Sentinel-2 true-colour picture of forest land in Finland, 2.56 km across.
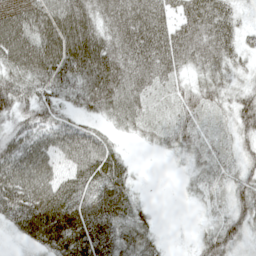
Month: May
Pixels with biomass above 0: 89%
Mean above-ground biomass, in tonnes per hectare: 57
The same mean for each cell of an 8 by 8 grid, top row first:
87 74 79 59 74 56 77 30
100 86 109 67 82 75 62 43
61 74 74 82 54 35 43 26
62 47 38 57 42 33 35 63
64 68 81 36 14 35 31 39
92 68 72 82 3 6 37 43
99 111 72 88 21 1 23 54
20 84 95 67 49 3 44 39
